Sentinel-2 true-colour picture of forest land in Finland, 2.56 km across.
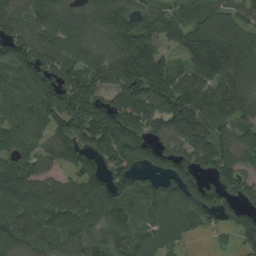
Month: August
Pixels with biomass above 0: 88%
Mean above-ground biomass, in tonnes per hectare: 121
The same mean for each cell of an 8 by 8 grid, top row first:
127 120 79 129 119 100 111 78
129 129 102 103 183 90 211 149
62 131 137 154 212 135 173 110
64 136 180 199 191 187 132 97
64 101 152 172 136 141 137 101
120 79 135 110 67 119 71 100
128 124 181 128 91 123 137 112
124 91 112 109 68 75 24 72
